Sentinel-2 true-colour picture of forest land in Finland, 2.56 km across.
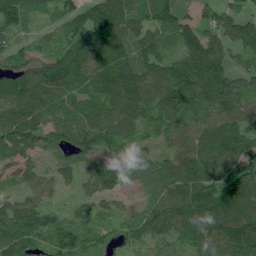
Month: June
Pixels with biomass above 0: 93%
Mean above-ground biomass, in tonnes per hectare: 98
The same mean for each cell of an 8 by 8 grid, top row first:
118 48 113 153 100 83 47 75
60 54 129 125 101 80 114 76
119 124 116 149 118 145 167 68
126 91 96 122 107 103 115 104
127 74 105 104 62 77 124 112
65 46 68 107 56 107 119 130
90 58 50 40 44 123 145 134
115 95 112 50 62 78 118 150
